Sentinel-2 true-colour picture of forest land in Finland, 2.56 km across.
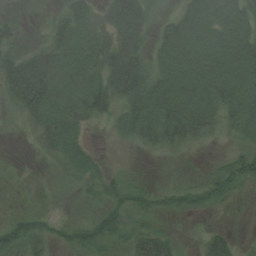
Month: August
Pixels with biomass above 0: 71%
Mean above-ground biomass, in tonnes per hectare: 37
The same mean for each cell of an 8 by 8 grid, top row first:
11 10 39 38 34 34 66 55
27 36 55 45 27 84 77 75
60 49 52 48 59 86 81 88
19 63 45 37 77 81 59 53
0 28 38 4 21 27 10 25
0 6 37 20 8 18 27 50
4 8 22 43 29 27 23 4
49 27 43 35 41 11 25 10
